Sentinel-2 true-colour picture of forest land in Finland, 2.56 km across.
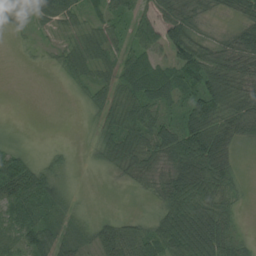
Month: August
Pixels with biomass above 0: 78%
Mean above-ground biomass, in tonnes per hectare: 41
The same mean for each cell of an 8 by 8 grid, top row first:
39 42 26 32 45 58 21 35
5 11 38 35 62 75 39 56
0 1 29 35 62 48 63 51
0 0 7 47 54 31 72 46
14 6 6 55 54 79 83 25
83 57 8 19 38 61 73 16
68 47 18 6 16 78 65 20
57 50 29 69 68 83 80 36
